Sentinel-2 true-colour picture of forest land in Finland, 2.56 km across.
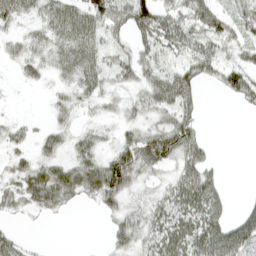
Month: April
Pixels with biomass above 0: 72%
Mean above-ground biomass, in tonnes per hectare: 39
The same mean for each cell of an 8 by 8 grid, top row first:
45 42 55 70 77 52 74 49
17 37 57 31 45 43 49 42
8 15 42 32 41 83 31 64
2 11 16 15 33 71 3 7
19 24 29 23 63 86 23 0
31 55 56 92 30 34 56 0
22 33 12 32 33 53 78 19
31 1 0 28 38 68 90 96
